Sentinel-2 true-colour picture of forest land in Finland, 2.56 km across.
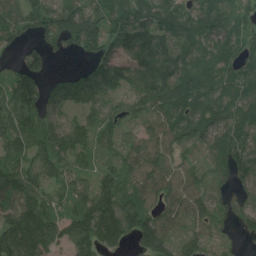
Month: July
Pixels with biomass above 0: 89%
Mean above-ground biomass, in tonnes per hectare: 104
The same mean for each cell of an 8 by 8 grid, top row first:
74 137 170 93 115 131 115 99
47 66 72 107 136 93 93 84
109 82 125 135 92 104 97 97
124 107 58 61 87 108 93 86
81 127 102 74 114 92 68 87
127 83 99 103 121 99 76 73
127 115 127 188 144 95 86 52
213 169 150 140 140 101 74 32
